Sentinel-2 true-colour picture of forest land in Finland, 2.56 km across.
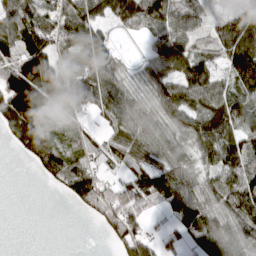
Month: March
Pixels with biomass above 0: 77%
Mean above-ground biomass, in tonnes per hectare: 74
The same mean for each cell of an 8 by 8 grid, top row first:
107 75 115 61 99 96 47 89
98 105 117 56 17 96 58 143
129 130 83 90 58 77 85 102
152 98 46 76 77 78 78 74
36 60 29 51 92 65 99 78
0 32 95 26 99 122 59 88
0 0 40 77 68 95 91 104
0 0 0 38 70 51 143 91
